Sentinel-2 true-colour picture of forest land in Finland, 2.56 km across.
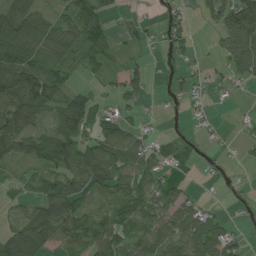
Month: July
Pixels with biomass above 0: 65%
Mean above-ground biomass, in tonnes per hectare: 54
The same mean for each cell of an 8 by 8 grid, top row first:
110 46 82 28 12 24 36 120
117 77 98 42 20 35 7 108
105 84 23 26 36 19 23 27
93 48 97 27 15 5 12 4
76 79 86 93 53 3 10 16
22 54 85 93 87 14 6 3
21 90 65 68 79 71 28 10
92 81 63 90 70 81 110 32
